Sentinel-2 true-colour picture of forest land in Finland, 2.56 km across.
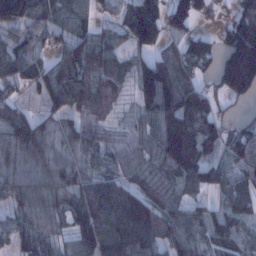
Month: January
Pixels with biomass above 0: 86%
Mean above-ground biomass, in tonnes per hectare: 87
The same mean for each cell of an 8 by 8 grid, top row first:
90 74 54 31 152 106 34 96
85 49 97 78 89 44 77 207
58 91 112 92 121 114 39 193
53 55 68 52 68 158 81 17
106 90 68 35 55 192 103 86
83 98 71 67 52 91 96 81
63 79 104 143 126 76 46 96
62 60 104 158 111 97 69 73
